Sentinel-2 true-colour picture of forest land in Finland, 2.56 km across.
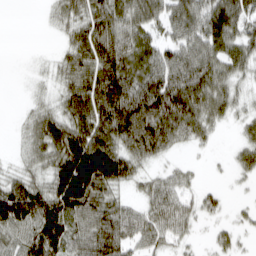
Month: March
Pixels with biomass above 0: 78%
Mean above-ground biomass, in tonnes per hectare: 65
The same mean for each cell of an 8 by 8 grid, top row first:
0 14 61 88 82 76 93 87
0 3 71 100 72 64 78 71
1 18 73 120 98 100 92 42
5 42 83 117 130 121 75 30
11 74 122 98 105 42 18 31
40 72 208 126 37 35 3 19
144 108 104 70 41 60 28 11
65 118 67 95 55 35 12 19
